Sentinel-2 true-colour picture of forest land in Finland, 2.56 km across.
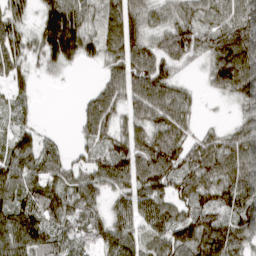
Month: March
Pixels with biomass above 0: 86%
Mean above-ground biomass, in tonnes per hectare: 84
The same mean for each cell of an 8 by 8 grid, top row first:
77 97 96 79 84 74 66 98
95 105 102 75 91 101 76 139
73 16 1 79 115 61 41 143
44 0 42 96 91 111 3 43
81 42 38 72 98 109 72 97
107 91 66 103 105 100 98 111
112 110 83 58 106 104 83 116
160 111 63 88 58 101 137 96
